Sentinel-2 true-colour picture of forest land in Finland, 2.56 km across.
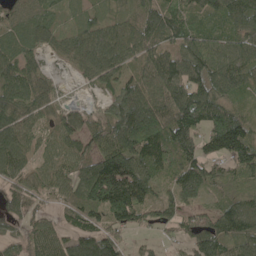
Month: May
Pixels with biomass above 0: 87%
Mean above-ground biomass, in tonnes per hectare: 92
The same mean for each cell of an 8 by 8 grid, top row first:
53 56 57 54 81 103 75 112
83 45 94 114 92 79 112 108
111 50 33 80 99 132 136 101
105 59 61 90 158 136 113 57
100 52 79 107 122 123 88 139
76 65 96 226 121 98 105 62
76 47 106 170 112 75 57 108
52 90 111 98 28 32 120 100
